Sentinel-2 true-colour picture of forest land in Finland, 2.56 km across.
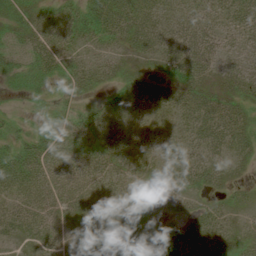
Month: July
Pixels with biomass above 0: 83%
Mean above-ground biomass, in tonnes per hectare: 34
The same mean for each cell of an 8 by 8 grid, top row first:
35 38 37 59 45 34 37 56
20 53 19 19 32 61 56 34
22 26 30 21 22 40 41 46
7 13 25 38 30 36 58 35
36 41 46 47 31 28 52 38
63 50 57 49 22 28 35 9
44 49 35 21 12 16 21 13
17 35 13 17 37 39 53 21
